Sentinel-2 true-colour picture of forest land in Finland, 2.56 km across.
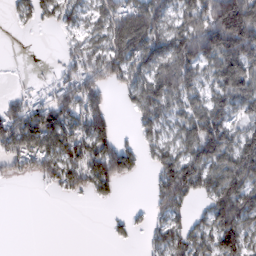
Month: February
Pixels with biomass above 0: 64%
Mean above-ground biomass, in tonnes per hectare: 74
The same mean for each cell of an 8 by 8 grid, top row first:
29 39 45 95 140 76 140 202
2 1 54 101 123 133 135 164
3 10 89 63 97 156 65 131
63 106 98 43 88 70 122 63
99 103 124 82 41 75 148 102
33 51 86 104 15 156 103 121
0 0 1 7 9 78 57 112
0 0 0 11 13 69 68 105
